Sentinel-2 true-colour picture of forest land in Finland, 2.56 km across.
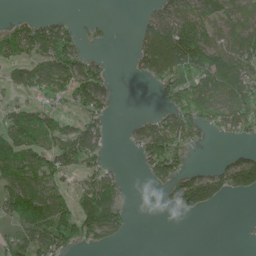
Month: June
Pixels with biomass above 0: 54%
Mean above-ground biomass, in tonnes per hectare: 74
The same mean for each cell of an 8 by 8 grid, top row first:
13 21 5 3 23 112 111 102
76 112 48 6 106 205 138 99
64 119 129 33 41 99 123 154
55 65 50 26 9 104 107 116
119 88 139 15 96 104 17 20
89 95 47 44 28 91 79 145
137 159 91 135 0 59 65 0
104 174 87 47 0 0 0 1
